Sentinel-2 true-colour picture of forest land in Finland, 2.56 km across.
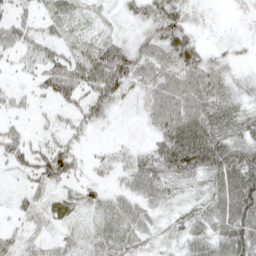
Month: May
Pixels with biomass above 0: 80%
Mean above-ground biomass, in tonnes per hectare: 40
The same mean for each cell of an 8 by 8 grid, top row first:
29 28 25 11 33 45 8 1
33 34 33 67 40 66 18 12
7 41 70 108 40 51 67 22
20 12 39 27 25 65 70 43
43 31 17 12 14 104 103 65
17 52 21 18 59 57 64 97
18 30 35 34 32 24 48 95
25 20 27 43 26 26 54 86
